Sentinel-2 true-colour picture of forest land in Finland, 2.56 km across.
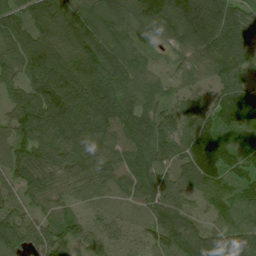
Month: July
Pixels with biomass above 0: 95%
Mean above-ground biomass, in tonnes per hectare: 87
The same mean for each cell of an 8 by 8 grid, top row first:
83 112 112 98 120 118 116 83
103 126 122 101 62 58 101 95
68 113 109 104 70 37 47 70
77 111 108 108 85 68 77 112
99 104 93 88 112 89 128 67
82 78 66 66 98 68 113 80
62 53 28 30 55 93 56 98
98 117 70 60 44 97 86 104
